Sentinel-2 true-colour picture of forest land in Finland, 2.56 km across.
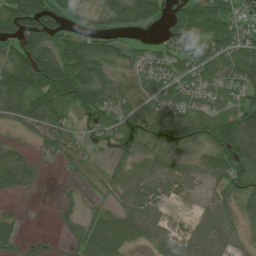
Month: June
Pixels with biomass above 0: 78%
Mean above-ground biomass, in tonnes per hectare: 65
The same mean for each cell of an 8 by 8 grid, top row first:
136 102 39 74 92 76 104 61
83 102 113 65 34 50 82 82
129 142 129 56 57 60 54 76
82 96 64 75 86 73 63 88
22 44 39 52 61 77 66 122
76 2 23 41 64 57 47 70
8 1 25 39 66 8 49 43
32 9 58 108 50 47 94 37
